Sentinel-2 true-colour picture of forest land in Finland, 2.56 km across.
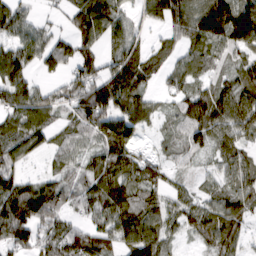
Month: March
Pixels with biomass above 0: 84%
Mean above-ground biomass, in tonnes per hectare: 68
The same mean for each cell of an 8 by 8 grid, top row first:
72 12 81 96 41 109 133 118
70 69 69 51 38 46 71 64
91 24 71 94 72 44 47 70
79 67 67 98 67 48 100 97
82 47 54 108 20 45 62 66
59 41 51 104 70 28 27 76
128 95 41 89 80 47 58 72
79 65 87 66 115 31 63 53
